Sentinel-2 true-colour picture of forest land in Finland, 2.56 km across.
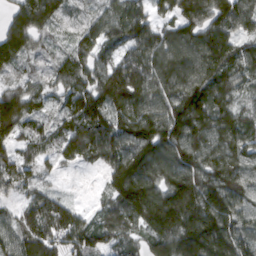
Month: March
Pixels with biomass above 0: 94%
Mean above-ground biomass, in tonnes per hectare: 124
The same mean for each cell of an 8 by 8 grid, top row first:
102 138 45 91 100 110 147 144
135 44 87 64 148 151 151 98
68 66 114 161 172 162 144 111
167 60 128 143 159 161 148 95
88 80 139 142 176 160 142 142
130 35 8 116 176 159 149 143
59 147 42 47 189 208 170 123
123 163 132 67 90 204 220 153
